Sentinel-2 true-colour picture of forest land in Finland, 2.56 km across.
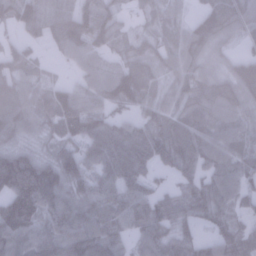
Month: January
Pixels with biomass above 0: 89%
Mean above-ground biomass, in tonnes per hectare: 81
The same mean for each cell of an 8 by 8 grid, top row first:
88 104 115 66 37 42 101 119
43 29 95 46 56 67 74 34
77 38 54 121 107 70 79 134
90 94 146 55 62 76 76 54
54 41 92 117 94 112 93 64
160 112 97 93 63 41 67 87
128 99 86 87 83 63 87 53
107 96 111 78 62 64 48 86
